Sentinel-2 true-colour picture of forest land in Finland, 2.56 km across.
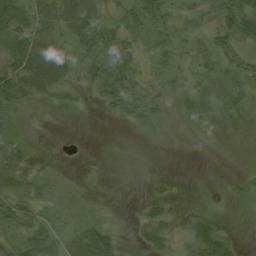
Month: August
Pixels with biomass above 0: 54%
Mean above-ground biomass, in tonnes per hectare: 17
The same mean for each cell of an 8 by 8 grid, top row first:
30 23 29 13 39 18 18 42
55 22 26 40 17 19 25 19
42 25 16 47 17 17 20 26
18 6 6 15 26 11 11 15
17 0 0 1 2 0 0 0
22 8 1 0 2 3 0 5
36 13 5 0 14 5 6 8
20 35 22 19 21 17 46 9
